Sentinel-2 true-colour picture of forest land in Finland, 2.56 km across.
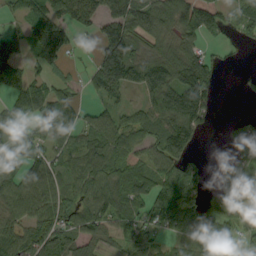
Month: September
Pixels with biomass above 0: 74%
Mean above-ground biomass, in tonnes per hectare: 78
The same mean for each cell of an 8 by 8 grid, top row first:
34 102 107 112 130 110 106 45
68 127 21 148 79 91 30 6
91 66 21 166 122 129 112 9
59 121 59 50 63 165 56 3
85 64 71 95 65 130 2 59
83 84 85 92 73 76 23 95
76 94 79 99 69 125 75 57
87 98 68 37 68 56 110 23
